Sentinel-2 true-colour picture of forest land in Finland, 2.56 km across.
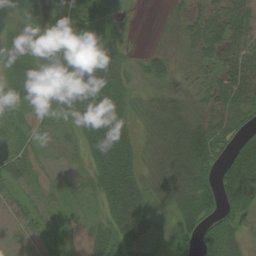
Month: August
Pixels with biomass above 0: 85%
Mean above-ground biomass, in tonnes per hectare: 44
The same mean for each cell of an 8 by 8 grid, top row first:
21 37 64 42 0 9 34 54
60 37 46 40 5 10 43 53
56 50 72 68 24 16 23 70
22 27 83 110 24 41 30 53
19 8 39 123 25 69 99 52
40 8 16 109 43 63 57 97
32 24 10 75 64 43 53 57
19 29 19 64 45 24 55 22
